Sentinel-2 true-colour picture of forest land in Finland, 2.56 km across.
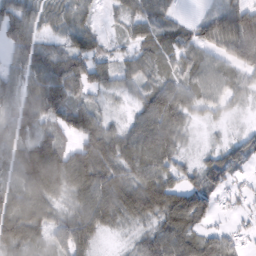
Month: February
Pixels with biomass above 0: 88%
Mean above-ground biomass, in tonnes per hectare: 64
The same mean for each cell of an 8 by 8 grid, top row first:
84 45 44 17 58 29 39 83
68 52 80 27 50 50 50 92
52 96 92 54 49 42 71 41
75 90 84 20 79 101 32 12
65 94 75 83 89 59 14 52
54 133 106 85 85 46 74 26
83 70 74 88 98 112 75 24
102 44 88 9 49 71 73 37
